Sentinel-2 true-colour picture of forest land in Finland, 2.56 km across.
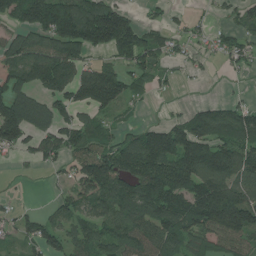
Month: July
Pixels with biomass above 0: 70%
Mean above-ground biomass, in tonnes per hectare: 86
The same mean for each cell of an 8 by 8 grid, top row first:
96 178 160 143 22 15 15 42
89 107 111 100 100 32 28 58
118 131 118 134 48 18 8 8
134 90 67 51 8 13 75 77
90 81 89 71 134 167 149 131
7 11 86 136 126 134 152 116
22 15 67 102 105 120 177 187
34 82 79 88 98 103 83 84
